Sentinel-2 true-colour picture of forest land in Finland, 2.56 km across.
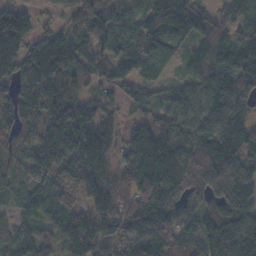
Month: November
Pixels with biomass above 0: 91%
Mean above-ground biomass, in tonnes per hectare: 102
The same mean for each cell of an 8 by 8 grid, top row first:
95 15 76 71 107 173 70 94
109 110 96 98 91 70 93 104
107 139 69 66 66 34 92 102
114 132 114 40 42 85 89 78
131 180 180 82 136 116 99 102
77 113 154 91 132 107 104 115
60 120 94 111 122 108 98 145
66 62 134 85 138 100 126 185
